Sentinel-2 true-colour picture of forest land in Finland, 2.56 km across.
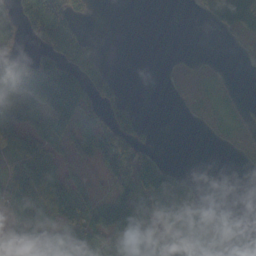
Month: October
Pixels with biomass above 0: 54%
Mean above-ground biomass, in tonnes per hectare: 63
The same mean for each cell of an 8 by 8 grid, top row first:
89 241 33 0 0 0 54 166
52 97 82 0 0 0 1 12
154 183 95 49 0 7 11 2
109 84 81 71 8 2 20 14
65 65 69 103 55 0 4 19
84 56 39 82 119 79 0 2
77 68 85 148 94 151 57 12
61 65 164 90 173 64 81 96
